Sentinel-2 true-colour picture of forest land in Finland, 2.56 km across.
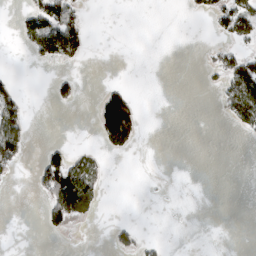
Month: March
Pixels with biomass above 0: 17%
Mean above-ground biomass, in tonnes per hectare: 26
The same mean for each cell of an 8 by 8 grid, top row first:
16 108 41 0 0 0 30 93
6 103 64 0 0 0 10 28
18 9 18 4 0 0 7 120
82 1 1 145 12 0 0 108
111 16 1 83 5 0 0 2
12 85 86 2 1 0 0 0
0 59 119 0 0 0 0 0
0 4 0 26 13 0 0 0
